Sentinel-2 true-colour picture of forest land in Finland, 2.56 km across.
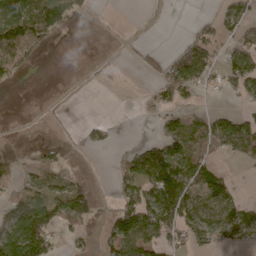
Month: April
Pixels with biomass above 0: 46%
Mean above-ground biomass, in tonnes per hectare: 45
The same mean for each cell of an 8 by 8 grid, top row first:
148 140 36 3 14 2 15 72
135 18 2 12 25 25 69 54
17 0 2 3 11 93 50 72
0 0 0 0 12 34 31 34
1 11 10 16 33 68 59 61
21 35 18 20 85 98 69 4
64 89 78 35 93 113 66 49
163 95 18 57 78 36 57 36
